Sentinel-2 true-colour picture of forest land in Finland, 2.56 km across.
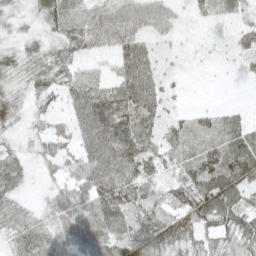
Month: May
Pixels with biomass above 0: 87%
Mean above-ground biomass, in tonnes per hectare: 47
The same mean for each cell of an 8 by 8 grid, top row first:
25 52 45 54 53 27 25 23
28 35 42 38 48 14 8 34
33 49 50 40 74 14 3 8
35 32 51 94 75 24 27 17
19 34 42 95 65 56 65 72
47 13 45 83 49 40 104 81
38 30 50 94 58 48 94 72
45 49 56 62 74 50 48 51
